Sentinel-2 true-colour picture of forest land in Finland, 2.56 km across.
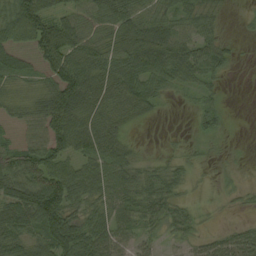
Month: August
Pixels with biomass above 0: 77%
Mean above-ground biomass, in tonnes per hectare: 52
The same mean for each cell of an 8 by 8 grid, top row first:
124 84 63 69 67 50 39 6
50 123 79 54 106 79 52 7
39 53 99 73 72 50 32 1
31 94 88 78 44 3 45 0
34 74 70 68 4 6 12 0
79 107 66 59 35 31 2 6
87 131 40 45 46 33 4 10
67 79 80 63 28 25 32 64
